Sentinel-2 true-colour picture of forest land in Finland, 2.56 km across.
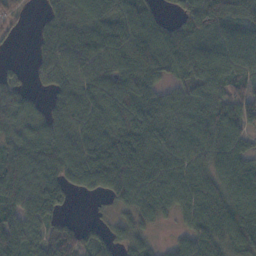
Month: November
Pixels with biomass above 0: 86%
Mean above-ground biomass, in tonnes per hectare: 81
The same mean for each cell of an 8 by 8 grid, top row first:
26 37 72 87 75 37 120 83
7 60 81 103 127 115 96 88
35 49 89 103 119 56 109 82
99 56 86 101 125 82 102 95
76 92 83 103 114 77 92 69
97 78 68 108 87 84 85 121
78 74 1 25 77 65 105 113
89 98 87 46 52 26 89 108
